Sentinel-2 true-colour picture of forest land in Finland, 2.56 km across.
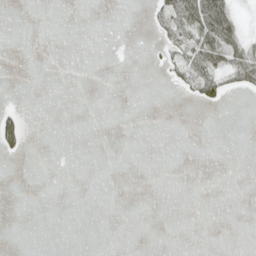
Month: April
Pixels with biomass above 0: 11%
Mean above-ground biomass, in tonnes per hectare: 7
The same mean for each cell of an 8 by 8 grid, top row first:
0 0 0 0 4 54 75 14
0 0 0 0 1 33 47 37
0 0 0 0 0 18 48 39
14 0 0 0 0 0 2 0
33 0 0 0 0 0 0 0
0 0 0 0 0 0 0 0
0 0 0 0 0 0 0 0
0 0 0 0 0 0 0 0
